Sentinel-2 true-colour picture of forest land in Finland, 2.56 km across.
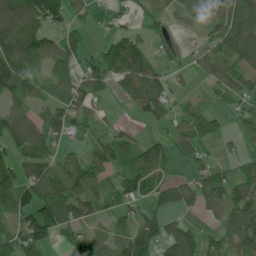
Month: June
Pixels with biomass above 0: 74%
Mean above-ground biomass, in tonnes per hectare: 73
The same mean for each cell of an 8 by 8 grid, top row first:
140 125 37 30 43 42 49 104
134 82 55 84 80 29 55 101
123 54 80 74 144 28 42 63
80 67 92 17 70 48 47 38
96 91 19 90 58 65 35 26
98 105 110 61 88 31 71 51
114 157 109 52 45 57 50 98
89 84 77 57 90 93 48 77
